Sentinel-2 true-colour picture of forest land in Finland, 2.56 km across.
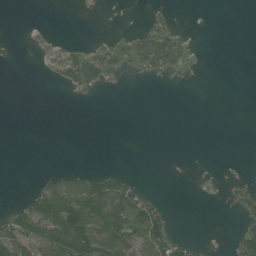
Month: July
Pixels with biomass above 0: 21%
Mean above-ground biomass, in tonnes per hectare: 21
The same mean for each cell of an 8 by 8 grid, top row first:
0 0 0 0 5 5 0 0
0 4 11 20 42 33 0 0
0 6 29 2 4 2 0 0
0 0 0 0 0 0 0 0
0 0 0 0 0 0 0 0
0 23 39 36 1 0 0 2
29 115 117 88 74 0 0 29
92 101 149 112 83 34 2 57
